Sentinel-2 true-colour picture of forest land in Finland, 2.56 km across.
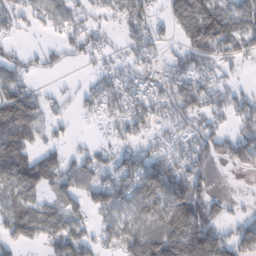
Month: February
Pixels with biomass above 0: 69%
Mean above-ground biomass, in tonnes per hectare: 59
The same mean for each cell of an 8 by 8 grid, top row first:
35 42 30 27 61 80 132 76
22 28 41 20 45 31 101 62
60 10 8 51 54 67 44 17
132 37 18 38 55 87 65 56
98 31 8 25 37 43 86 76
123 89 77 62 101 93 52 8
66 45 40 70 71 121 75 10
49 51 74 41 105 136 110 61
